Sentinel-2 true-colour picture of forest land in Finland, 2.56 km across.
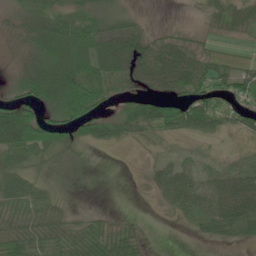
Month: June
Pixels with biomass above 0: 74%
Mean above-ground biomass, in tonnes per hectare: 39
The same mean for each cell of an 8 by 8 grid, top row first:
19 39 39 38 11 1 21 42
24 61 75 117 59 57 17 7
24 79 92 59 47 80 53 47
70 40 94 33 60 72 74 40
67 58 28 23 12 13 18 13
38 11 2 1 8 49 30 41
41 41 4 3 1 30 49 73
66 46 40 49 18 0 13 18
